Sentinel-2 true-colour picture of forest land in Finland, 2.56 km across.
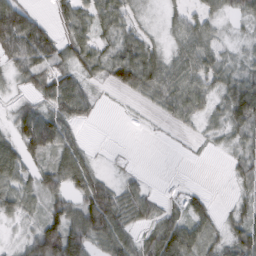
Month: February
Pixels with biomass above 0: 74%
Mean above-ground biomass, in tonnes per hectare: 43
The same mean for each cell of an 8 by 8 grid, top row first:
94 15 52 52 10 22 31 23
84 76 48 36 55 27 45 11
24 55 45 41 80 57 46 44
35 63 51 1 5 41 26 69
63 101 36 0 0 2 7 23
62 52 65 14 11 0 0 24
44 46 71 99 50 19 38 20
13 118 84 78 43 89 43 64
